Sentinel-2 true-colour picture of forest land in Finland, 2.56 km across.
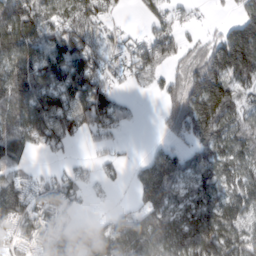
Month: March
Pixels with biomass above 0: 76%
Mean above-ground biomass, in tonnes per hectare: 100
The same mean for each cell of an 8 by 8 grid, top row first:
164 90 125 44 47 47 9 76
136 134 170 54 98 91 83 232
119 103 165 57 38 64 229 106
120 157 141 134 3 113 223 81
135 98 23 30 6 44 163 102
65 40 56 34 76 118 102 92
152 110 34 16 79 84 111 112
77 102 158 127 144 141 173 135
